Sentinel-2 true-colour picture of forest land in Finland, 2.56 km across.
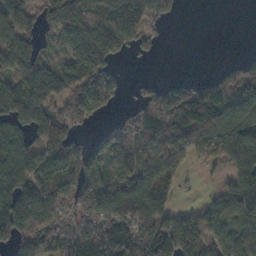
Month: November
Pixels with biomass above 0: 71%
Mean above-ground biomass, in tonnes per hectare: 101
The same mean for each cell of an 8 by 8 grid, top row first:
74 62 103 137 146 24 0 0
108 25 141 115 40 0 0 1
85 119 114 57 18 36 70 106
91 79 107 26 119 225 217 141
106 111 70 78 128 169 113 139
124 119 162 72 99 75 13 106
142 133 138 140 122 58 62 102
121 193 264 249 155 171 76 96
